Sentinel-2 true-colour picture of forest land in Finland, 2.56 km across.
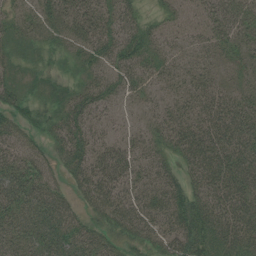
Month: July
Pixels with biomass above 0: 92%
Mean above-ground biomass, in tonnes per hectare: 48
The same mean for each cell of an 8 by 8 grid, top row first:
35 52 53 47 27 27 41 50
33 37 45 52 46 26 31 37
37 32 28 43 35 33 35 24
46 41 56 23 19 38 58 63
47 34 54 42 37 50 76 68
69 42 53 71 43 37 73 74
59 67 31 62 61 64 70 67
53 70 57 35 44 62 63 71
